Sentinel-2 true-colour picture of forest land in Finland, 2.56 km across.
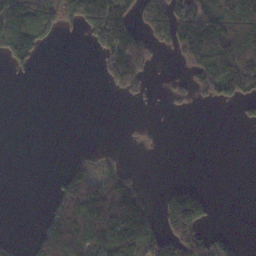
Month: November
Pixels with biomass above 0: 38%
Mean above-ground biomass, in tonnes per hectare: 62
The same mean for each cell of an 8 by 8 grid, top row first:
175 131 117 159 64 135 148 128
159 26 2 128 118 68 133 130
9 0 0 80 79 22 102 136
0 0 0 0 4 11 0 18
0 0 2 4 9 0 0 0
0 1 89 69 9 0 0 0
0 33 149 164 116 179 61 0
10 118 176 125 128 117 85 14
